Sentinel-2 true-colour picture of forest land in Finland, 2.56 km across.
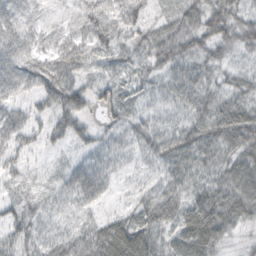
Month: October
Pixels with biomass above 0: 92%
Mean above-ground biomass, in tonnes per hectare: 41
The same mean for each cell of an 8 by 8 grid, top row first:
52 18 32 48 39 33 51 40
61 37 50 44 37 50 42 37
54 58 36 35 29 40 37 31
37 39 46 41 29 29 49 60
36 21 24 33 45 66 61 60
20 12 50 27 20 49 42 65
27 21 28 12 49 64 69 55
37 29 52 74 59 38 62 15
